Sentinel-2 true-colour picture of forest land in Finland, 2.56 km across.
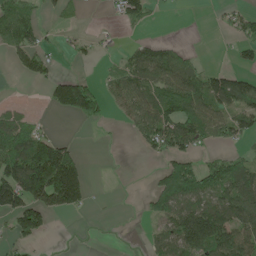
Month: May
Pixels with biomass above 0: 48%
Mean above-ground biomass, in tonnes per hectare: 62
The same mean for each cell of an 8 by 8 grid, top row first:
91 12 9 15 43 2 3 39
63 24 21 8 50 37 0 34
5 47 69 42 98 102 86 72
34 18 115 23 102 104 95 96
131 101 14 1 47 92 40 29
145 203 109 1 2 130 97 121
114 108 52 1 22 112 111 135
43 9 2 1 17 124 168 129
